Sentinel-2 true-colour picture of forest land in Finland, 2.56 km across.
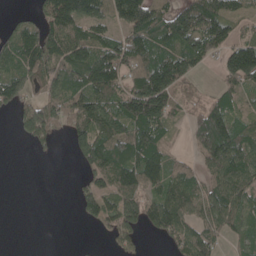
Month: May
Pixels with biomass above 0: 69%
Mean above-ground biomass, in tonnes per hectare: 77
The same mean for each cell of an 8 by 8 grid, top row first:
18 91 141 100 155 96 124 54
103 120 109 90 112 109 92 111
86 73 102 96 130 113 7 99
42 86 114 115 172 61 102 58
4 37 81 120 141 13 141 110
0 0 22 115 129 79 66 112
0 0 40 69 83 103 85 85
0 0 1 25 23 64 66 50
